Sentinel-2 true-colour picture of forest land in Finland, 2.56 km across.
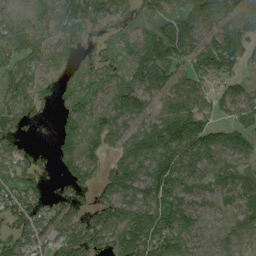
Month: August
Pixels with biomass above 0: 80%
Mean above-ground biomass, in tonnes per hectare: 72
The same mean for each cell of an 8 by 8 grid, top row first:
51 37 55 42 42 71 70 66
93 49 50 28 114 125 110 93
57 38 31 49 116 76 67 41
59 13 50 57 61 85 59 65
41 8 66 51 116 135 110 71
65 18 65 100 128 147 75 68
85 61 32 112 128 112 42 47
85 72 114 93 155 93 21 56
